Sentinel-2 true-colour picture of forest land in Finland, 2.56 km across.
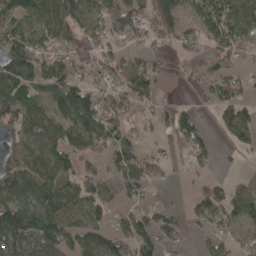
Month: April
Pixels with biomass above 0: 67%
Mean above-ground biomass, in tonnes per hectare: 75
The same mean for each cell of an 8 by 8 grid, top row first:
80 104 96 106 77 110 124 107
126 92 84 45 46 46 56 104
110 114 72 87 118 4 53 49
90 79 142 94 37 75 22 84
66 87 91 112 42 30 57 45
97 86 95 53 80 7 28 12
102 118 96 54 57 22 90 71
98 106 84 82 84 42 40 36
